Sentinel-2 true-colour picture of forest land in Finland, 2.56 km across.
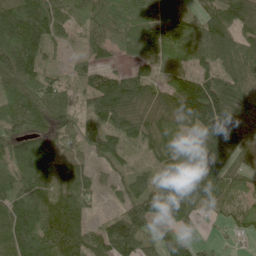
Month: June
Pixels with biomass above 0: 89%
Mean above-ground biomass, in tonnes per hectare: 87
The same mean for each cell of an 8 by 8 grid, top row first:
135 134 61 69 66 56 68 99
181 64 31 63 66 111 118 98
112 71 41 87 74 82 110 111
112 109 59 125 107 119 202 112
106 115 70 82 66 55 104 96
95 104 81 37 50 68 91 67
106 125 84 18 89 92 47 52
110 154 90 97 64 70 18 22
